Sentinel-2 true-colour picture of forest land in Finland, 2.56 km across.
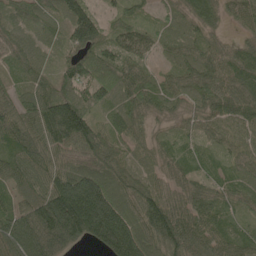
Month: May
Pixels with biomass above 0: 95%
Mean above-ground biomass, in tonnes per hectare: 73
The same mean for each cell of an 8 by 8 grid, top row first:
52 59 98 28 25 41 62 51
65 46 88 61 57 45 56 50
36 57 95 84 61 53 78 85
77 112 112 50 66 38 65 93
75 85 88 72 47 30 31 63
72 90 114 75 51 51 38 37
71 148 199 138 94 79 61 39
116 144 75 149 90 103 71 48
